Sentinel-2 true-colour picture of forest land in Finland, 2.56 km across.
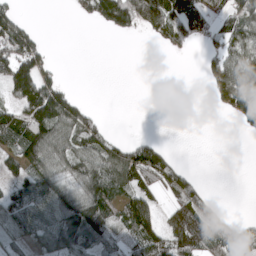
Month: April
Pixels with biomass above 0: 54%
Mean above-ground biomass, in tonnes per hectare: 70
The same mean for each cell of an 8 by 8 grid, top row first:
75 0 32 127 168 147 78 101
167 34 0 0 1 47 26 88
144 82 0 0 0 0 36 162
82 184 99 1 0 0 3 101
81 159 112 74 71 2 0 0
58 109 109 117 137 109 3 0
92 86 142 92 109 85 58 0
42 74 82 61 115 110 121 96
